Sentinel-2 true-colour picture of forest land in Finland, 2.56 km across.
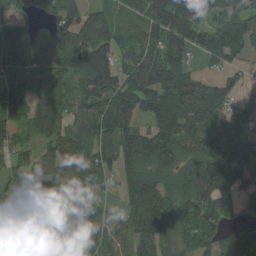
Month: August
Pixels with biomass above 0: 85%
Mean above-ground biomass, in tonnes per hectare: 92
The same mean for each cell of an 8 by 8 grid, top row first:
65 47 81 61 86 164 61 105
95 104 128 112 92 100 87 84
81 96 91 116 117 125 70 38
91 111 89 178 115 144 137 57
68 71 114 79 119 110 104 110
38 56 118 48 99 78 128 81
66 69 66 22 125 93 105 43
151 65 104 56 95 79 74 114
